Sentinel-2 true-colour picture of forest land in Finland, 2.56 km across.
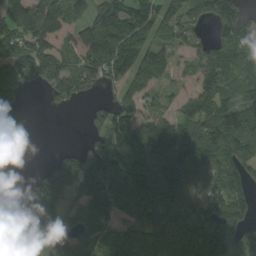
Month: September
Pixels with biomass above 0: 76%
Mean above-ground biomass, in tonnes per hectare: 105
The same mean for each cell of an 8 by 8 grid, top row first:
150 156 58 159 139 105 94 71
111 86 92 207 123 75 80 57
164 111 128 88 90 38 122 74
47 9 9 125 95 51 139 154
1 0 17 134 148 144 148 127
0 95 161 173 181 153 123 128
28 138 136 143 118 106 124 115
162 85 99 84 134 89 143 101
